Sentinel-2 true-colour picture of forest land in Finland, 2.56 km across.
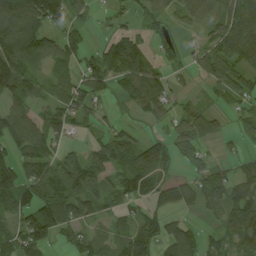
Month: August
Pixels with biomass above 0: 74%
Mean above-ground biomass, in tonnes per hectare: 73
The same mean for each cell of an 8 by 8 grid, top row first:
140 125 37 30 43 42 49 104
134 82 55 84 80 29 55 101
123 54 80 74 144 28 42 63
80 67 92 17 70 48 47 38
96 91 19 90 58 65 35 26
98 105 110 61 88 31 71 51
114 157 109 52 45 57 50 98
89 84 77 57 90 93 48 77
